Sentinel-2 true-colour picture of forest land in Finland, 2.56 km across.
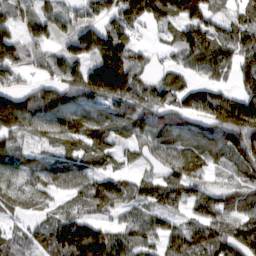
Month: March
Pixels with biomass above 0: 88%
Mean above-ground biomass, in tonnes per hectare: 96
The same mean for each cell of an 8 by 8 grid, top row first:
77 98 68 86 109 102 92 66
108 67 136 165 23 84 127 101
49 66 115 235 62 68 56 55
232 158 142 105 100 104 121 147
82 73 108 77 75 110 111 125
96 100 115 85 44 96 56 75
49 45 58 95 65 50 84 84
68 83 184 108 90 94 120 133
